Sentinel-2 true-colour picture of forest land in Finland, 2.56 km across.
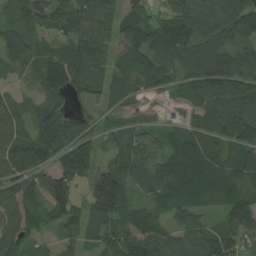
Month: August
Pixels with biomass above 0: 90%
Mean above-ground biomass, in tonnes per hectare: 84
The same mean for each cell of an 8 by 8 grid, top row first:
45 104 117 72 64 106 118 168
74 41 79 60 122 139 130 125
18 94 85 74 70 65 136 118
47 67 31 50 22 13 71 100
80 100 116 53 67 74 79 84
73 74 104 133 71 90 89 84
83 83 77 145 83 81 46 139
87 33 67 82 123 72 101 88
